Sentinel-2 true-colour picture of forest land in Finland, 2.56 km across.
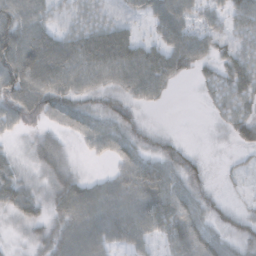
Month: October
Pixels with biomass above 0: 83%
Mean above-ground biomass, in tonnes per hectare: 52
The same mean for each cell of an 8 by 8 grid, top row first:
76 45 36 30 32 78 39 53
97 92 77 99 50 75 46 45
97 88 63 58 82 33 28 70
67 63 51 48 18 0 12 47
12 41 21 53 39 28 4 30
42 45 32 37 89 63 27 12
49 43 90 79 86 85 52 25
11 55 92 58 55 74 68 51
